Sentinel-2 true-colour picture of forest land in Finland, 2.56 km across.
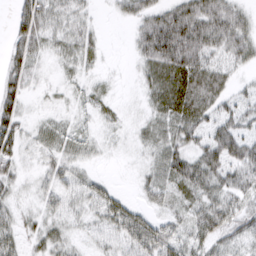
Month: March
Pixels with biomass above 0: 78%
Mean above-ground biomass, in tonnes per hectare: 35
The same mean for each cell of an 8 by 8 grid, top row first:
36 48 26 7 43 75 72 38
40 26 38 1 49 124 57 45
44 6 13 6 19 56 57 12
56 6 10 13 12 55 40 39
48 27 24 7 18 42 47 56
27 27 25 6 17 49 52 49
22 24 21 50 33 27 47 43
31 35 12 25 70 49 47 35
